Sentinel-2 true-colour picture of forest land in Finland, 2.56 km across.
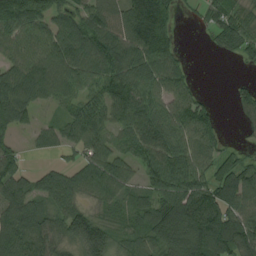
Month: August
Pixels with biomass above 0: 81%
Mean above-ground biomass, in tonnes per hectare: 87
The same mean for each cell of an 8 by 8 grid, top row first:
146 83 75 93 143 40 54 60
107 120 140 109 119 53 10 66
121 147 103 103 99 92 0 12
112 21 85 85 97 92 62 30
45 51 86 85 97 98 89 12
87 55 77 125 58 107 82 97
97 56 73 54 77 145 144 107
113 88 122 75 82 133 169 123
